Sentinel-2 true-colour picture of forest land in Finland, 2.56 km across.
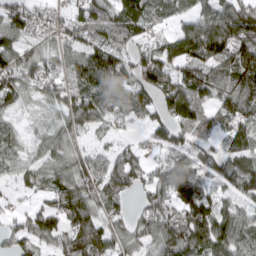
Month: March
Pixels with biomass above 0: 86%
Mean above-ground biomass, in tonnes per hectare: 72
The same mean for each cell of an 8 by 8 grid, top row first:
79 35 56 81 93 53 89 121
84 44 69 81 50 84 114 112
71 61 71 89 91 90 95 108
38 33 86 66 53 106 60 92
41 63 40 31 31 63 36 64
45 59 87 85 67 103 53 96
20 60 100 49 55 78 96 55
67 61 83 69 67 109 115 85
